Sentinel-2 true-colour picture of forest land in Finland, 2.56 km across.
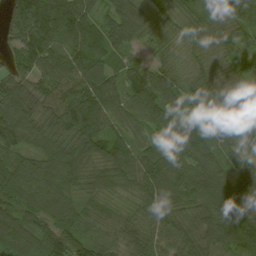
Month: August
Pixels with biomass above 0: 97%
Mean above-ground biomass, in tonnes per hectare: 81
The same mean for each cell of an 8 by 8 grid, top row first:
76 101 105 63 60 57 47 68
65 97 93 69 31 52 72 59
68 91 105 80 103 78 77 66
96 72 123 83 81 71 64 89
72 71 95 86 59 97 82 79
96 85 84 84 110 103 104 91
89 81 65 48 73 80 102 127
83 103 83 54 89 79 80 118
